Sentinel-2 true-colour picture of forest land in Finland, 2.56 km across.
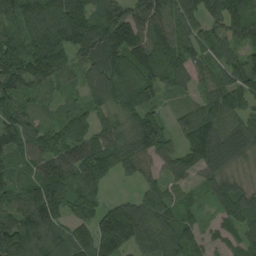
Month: August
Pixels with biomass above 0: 93%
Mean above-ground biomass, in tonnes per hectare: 97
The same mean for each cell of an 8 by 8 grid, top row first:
123 166 153 109 116 106 86 98
107 191 140 167 115 114 83 76
124 85 51 133 113 82 58 94
97 27 73 75 99 31 91 83
97 89 105 100 116 51 162 133
60 108 106 59 63 57 79 47
104 147 82 72 110 73 36 115
148 112 94 132 92 107 33 68
